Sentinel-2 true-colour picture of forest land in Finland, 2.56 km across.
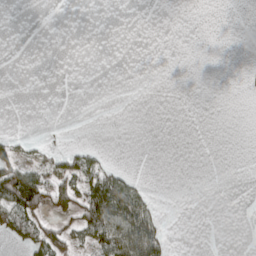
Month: March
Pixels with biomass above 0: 17%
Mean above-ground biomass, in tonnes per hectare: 18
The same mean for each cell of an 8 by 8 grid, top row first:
0 0 0 0 0 0 0 0
0 0 0 0 0 0 0 0
0 0 0 0 0 0 0 2
0 0 0 0 0 0 0 0
21 8 7 0 0 0 0 0
111 58 66 46 2 0 0 0
93 49 79 133 64 0 0 0
29 76 40 112 130 2 0 0
